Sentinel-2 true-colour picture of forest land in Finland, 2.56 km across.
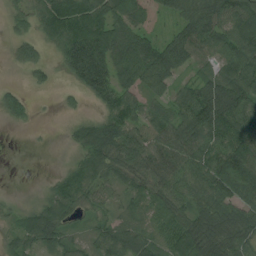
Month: August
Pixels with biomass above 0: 81%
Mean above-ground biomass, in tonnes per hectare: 61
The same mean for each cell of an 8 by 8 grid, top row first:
33 70 105 74 38 50 95 92
35 31 99 75 66 105 60 83
3 21 50 61 64 48 57 97
53 1 16 64 51 66 124 99
0 1 49 86 78 83 90 109
0 8 62 54 69 72 89 92
17 61 48 44 47 64 85 77
40 67 24 70 61 88 101 77
